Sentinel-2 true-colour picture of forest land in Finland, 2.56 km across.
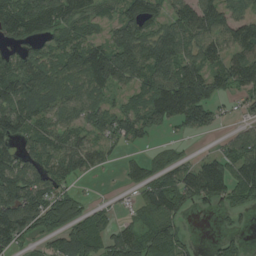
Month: August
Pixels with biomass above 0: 77%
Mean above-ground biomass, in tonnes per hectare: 84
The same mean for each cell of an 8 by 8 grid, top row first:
141 118 100 53 109 70 96 63
66 63 120 106 111 126 85 102
120 116 97 108 105 172 113 100
134 95 83 77 126 129 86 28
76 87 73 48 29 21 4 80
137 83 40 4 82 82 138 96
159 112 67 23 66 96 28 52
76 46 112 86 75 68 8 26
